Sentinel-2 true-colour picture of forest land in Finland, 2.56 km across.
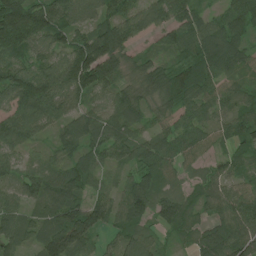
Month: July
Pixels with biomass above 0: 92%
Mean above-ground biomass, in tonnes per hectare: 80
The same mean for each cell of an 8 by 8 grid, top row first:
194 141 80 86 80 98 45 81
107 77 126 131 25 66 107 71
119 113 150 98 56 88 83 52
98 111 67 76 57 68 63 60
84 31 85 92 68 78 53 58
54 74 89 28 72 48 51 58
49 82 110 80 81 85 43 99
59 100 105 31 73 28 85 102
